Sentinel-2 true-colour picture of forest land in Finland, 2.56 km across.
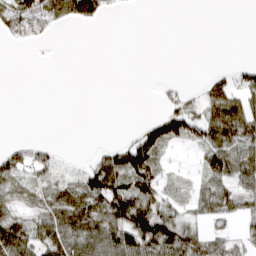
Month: March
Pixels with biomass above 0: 47%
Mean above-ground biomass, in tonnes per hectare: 33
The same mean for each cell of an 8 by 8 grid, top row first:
50 69 73 7 0 0 0 0
6 4 0 0 0 0 0 0
0 0 0 0 0 7 20 24
0 0 0 0 0 50 52 74
13 11 0 15 70 31 52 66
41 29 37 94 77 12 46 69
33 50 81 87 93 36 45 42
92 62 67 70 104 98 50 23
